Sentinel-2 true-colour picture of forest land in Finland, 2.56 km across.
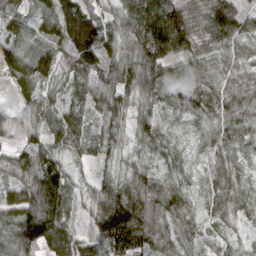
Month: March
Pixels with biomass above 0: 96%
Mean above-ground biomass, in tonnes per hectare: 75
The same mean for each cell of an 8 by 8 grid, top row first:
48 71 132 50 127 115 106 97
88 73 138 62 106 117 68 68
73 68 76 83 97 101 79 58
40 56 59 70 41 44 66 92
45 62 57 44 49 37 51 74
60 139 22 44 65 53 47 55
73 120 25 138 122 81 33 55
108 127 72 135 125 67 43 29
